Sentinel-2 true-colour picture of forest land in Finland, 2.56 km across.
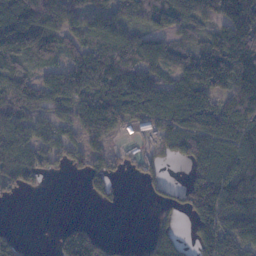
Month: November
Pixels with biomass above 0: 72%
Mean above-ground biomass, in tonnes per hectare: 86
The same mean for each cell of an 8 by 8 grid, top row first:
132 165 81 86 62 82 84 176
110 87 84 114 105 69 96 146
93 73 133 112 97 83 139 136
88 65 82 122 101 110 108 135
109 85 79 50 45 90 123 118
98 34 37 59 42 1 125 137
3 0 0 12 1 47 181 122
54 3 152 23 16 69 140 114
